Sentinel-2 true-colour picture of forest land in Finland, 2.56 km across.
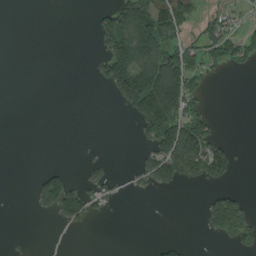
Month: August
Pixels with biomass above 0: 28%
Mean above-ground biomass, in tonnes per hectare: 41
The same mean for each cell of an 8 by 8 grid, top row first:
0 0 0 78 136 95 36 26
0 0 0 113 153 73 85 86
0 0 0 112 147 137 34 0
0 0 0 1 140 107 35 0
0 0 1 0 33 169 103 6
0 54 14 28 43 86 75 7
0 43 90 17 0 0 59 97
1 1 0 0 0 16 7 61
